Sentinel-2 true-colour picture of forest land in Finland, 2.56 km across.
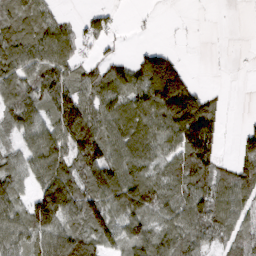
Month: March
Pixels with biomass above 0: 73%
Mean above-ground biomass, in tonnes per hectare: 68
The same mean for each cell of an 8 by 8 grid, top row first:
58 43 19 26 3 2 1 0
89 90 44 16 24 14 0 1
81 90 60 93 113 164 1 0
80 60 119 75 85 151 105 1
35 91 130 83 73 78 154 35
56 109 85 100 73 75 90 74
62 156 94 79 108 77 89 59
66 76 86 56 85 77 54 53
